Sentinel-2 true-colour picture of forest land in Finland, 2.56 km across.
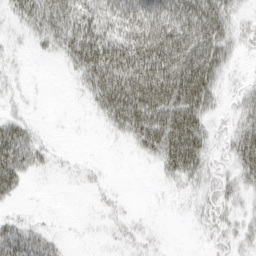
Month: March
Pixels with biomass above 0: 57%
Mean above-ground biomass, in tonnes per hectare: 27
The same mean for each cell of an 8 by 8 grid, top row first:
20 47 45 43 62 49 53 12
5 16 63 59 72 66 59 14
8 0 22 64 76 67 44 7
13 0 1 43 61 62 25 22
58 10 0 3 36 67 25 43
44 6 8 2 0 27 22 31
5 0 0 9 0 2 18 14
49 22 1 6 10 0 9 16
